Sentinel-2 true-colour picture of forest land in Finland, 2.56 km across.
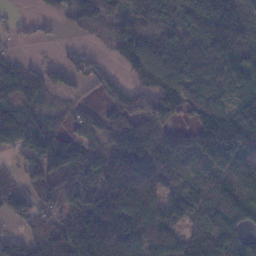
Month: January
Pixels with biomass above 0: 79%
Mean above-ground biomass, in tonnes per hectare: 92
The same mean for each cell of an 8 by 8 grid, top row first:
9 19 99 78 96 73 133 85
18 6 18 55 114 93 82 95
92 53 33 39 55 109 85 77
102 41 44 79 89 88 114 90
84 128 81 71 120 72 130 144
42 128 87 151 152 96 98 159
74 48 84 171 178 89 123 125
38 111 174 202 171 104 129 74
